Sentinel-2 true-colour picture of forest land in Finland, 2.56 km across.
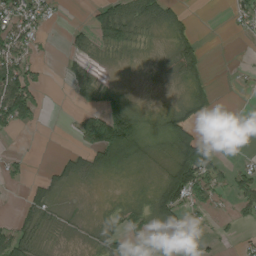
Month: August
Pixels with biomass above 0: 49%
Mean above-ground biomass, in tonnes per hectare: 37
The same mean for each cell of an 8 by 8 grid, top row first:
85 31 0 67 48 36 0 34
78 4 27 42 15 37 9 0
123 13 52 6 0 12 25 7
129 10 32 80 14 35 33 5
1 0 35 173 38 76 59 4
16 23 37 21 6 127 115 57
13 43 3 13 24 101 38 39
77 15 15 37 18 45 15 21
